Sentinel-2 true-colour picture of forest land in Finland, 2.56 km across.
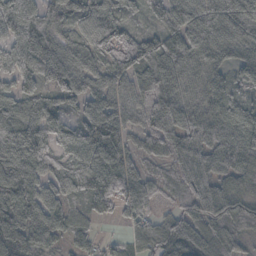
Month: October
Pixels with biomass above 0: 94%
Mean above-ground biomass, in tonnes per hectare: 70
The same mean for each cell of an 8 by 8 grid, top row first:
80 60 70 64 31 92 96 117
56 73 67 87 82 81 102 66
71 59 66 73 69 67 67 46
69 62 57 93 58 75 72 75
104 57 73 105 40 54 75 99
79 64 73 106 54 43 69 65
83 91 47 60 48 39 76 69
81 67 47 22 67 100 73 44
